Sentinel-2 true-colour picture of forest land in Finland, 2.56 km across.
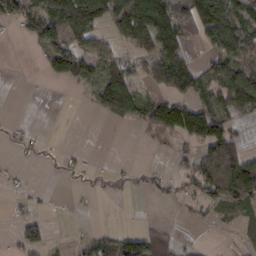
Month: February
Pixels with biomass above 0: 46%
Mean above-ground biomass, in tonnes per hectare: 48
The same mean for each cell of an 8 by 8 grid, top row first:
63 104 146 118 124 53 149 79
0 73 93 39 52 69 50 70
0 26 61 106 39 104 66 96
0 0 1 77 58 113 86 57
11 1 1 0 7 30 110 51
8 0 9 7 13 31 103 134
12 4 1 0 0 7 39 59
31 33 14 48 74 26 1 20
